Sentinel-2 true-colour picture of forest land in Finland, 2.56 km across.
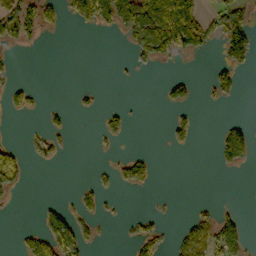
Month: October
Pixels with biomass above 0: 23%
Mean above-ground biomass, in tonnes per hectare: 29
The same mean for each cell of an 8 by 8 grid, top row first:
89 39 62 92 84 128 38 74
19 0 0 0 68 82 31 87
14 0 0 2 1 34 19 26
21 16 9 21 1 20 1 0
18 28 0 9 0 18 0 85
65 0 1 23 49 0 0 4
3 25 33 4 1 2 14 9
13 81 65 2 64 21 69 51
